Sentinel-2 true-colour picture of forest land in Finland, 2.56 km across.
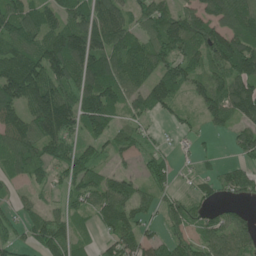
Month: June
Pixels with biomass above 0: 78%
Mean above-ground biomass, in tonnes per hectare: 79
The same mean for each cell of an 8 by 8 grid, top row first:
94 79 91 100 60 94 101 116
100 120 154 115 104 103 122 127
156 127 96 111 92 108 88 108
98 190 120 99 68 45 78 103
96 95 62 61 42 19 10 58
41 39 82 57 39 36 22 65
30 30 49 109 57 51 41 31
32 75 35 65 75 43 65 77
